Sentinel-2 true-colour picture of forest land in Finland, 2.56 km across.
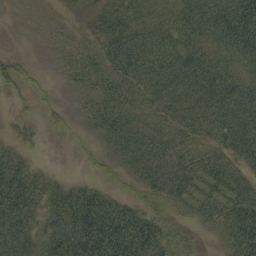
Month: September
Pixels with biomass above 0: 79%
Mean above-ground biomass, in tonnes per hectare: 47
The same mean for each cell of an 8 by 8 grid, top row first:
2 6 16 59 53 55 64 82
1 6 28 59 67 71 52 69
32 5 36 54 58 67 70 54
8 13 16 61 45 52 60 70
19 3 7 32 53 50 43 70
59 23 9 16 42 59 62 51
77 51 89 71 42 36 44 77
63 60 97 99 84 34 6 84
